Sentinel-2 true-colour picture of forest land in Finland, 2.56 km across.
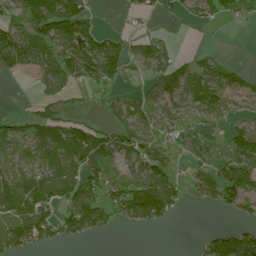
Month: July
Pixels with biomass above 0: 60%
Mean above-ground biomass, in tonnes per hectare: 56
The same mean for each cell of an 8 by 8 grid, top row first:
48 141 76 0 22 18 58 29
124 65 87 74 39 13 11 0
14 63 61 70 23 90 107 41
8 39 16 39 48 50 63 34
43 72 122 85 71 38 23 78
56 67 97 31 87 35 52 97
101 69 132 75 143 45 15 36
87 52 37 4 0 0 50 93
